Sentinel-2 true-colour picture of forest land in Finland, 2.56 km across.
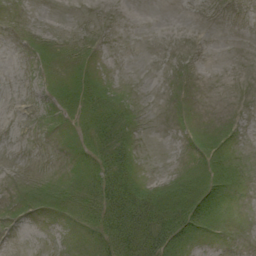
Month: September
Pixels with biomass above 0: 31%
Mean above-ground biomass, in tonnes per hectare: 8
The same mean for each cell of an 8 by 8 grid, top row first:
0 0 0 0 0 0 0 0
0 2 0 0 0 0 0 0
0 4 11 2 0 0 0 0
0 2 15 21 1 0 0 0
0 0 7 34 1 0 4 0
0 1 12 47 5 4 23 3
1 9 19 50 34 34 38 1
0 0 3 34 34 31 4 0
